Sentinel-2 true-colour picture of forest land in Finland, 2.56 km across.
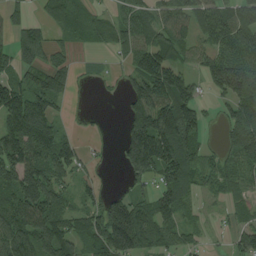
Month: August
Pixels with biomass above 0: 73%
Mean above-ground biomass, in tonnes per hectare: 88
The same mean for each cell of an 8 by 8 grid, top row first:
35 57 72 47 81 98 98 113
82 64 22 48 113 79 71 108
76 88 18 18 165 139 78 185
168 109 8 0 152 169 28 108
178 133 42 8 210 157 34 103
141 122 44 8 80 110 64 63
125 134 62 134 96 95 13 44
114 129 79 172 128 51 19 64
